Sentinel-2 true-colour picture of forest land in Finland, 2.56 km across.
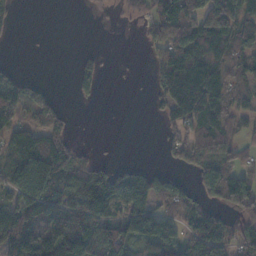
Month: November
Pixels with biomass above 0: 60%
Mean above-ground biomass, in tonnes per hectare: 78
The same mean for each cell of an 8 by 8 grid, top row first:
17 0 1 6 40 139 211 151
1 0 5 0 23 115 129 83
51 8 60 1 3 177 159 75
89 82 0 0 1 108 148 55
99 93 17 1 0 63 84 46
155 177 104 97 78 31 82 79
109 114 119 95 102 83 49 89
165 126 171 212 97 92 120 81
